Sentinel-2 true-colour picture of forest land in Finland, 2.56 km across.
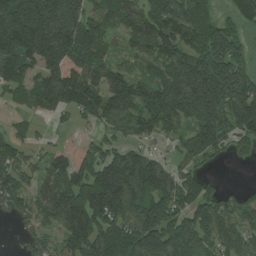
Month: July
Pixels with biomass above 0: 83%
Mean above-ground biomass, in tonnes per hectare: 132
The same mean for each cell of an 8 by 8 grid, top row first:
296 251 165 105 134 163 101 80
217 249 256 61 85 126 166 105
125 183 204 142 98 201 270 180
33 87 95 137 115 173 242 181
83 39 53 69 63 52 143 87
99 91 127 225 180 86 44 0
74 103 200 184 130 123 118 96
18 70 162 132 180 164 108 96
